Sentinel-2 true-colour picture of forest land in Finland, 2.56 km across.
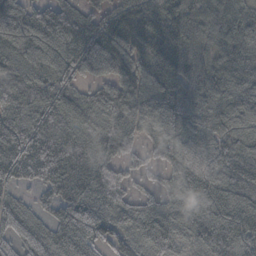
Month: October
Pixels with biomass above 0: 92%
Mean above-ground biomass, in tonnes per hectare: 86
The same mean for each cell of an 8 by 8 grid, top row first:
105 93 76 76 120 118 80 74
91 106 109 117 99 127 70 95
117 94 72 84 92 91 91 81
105 83 121 118 104 112 88 76
106 79 88 107 55 72 75 117
49 67 78 74 34 67 85 114
48 38 73 76 59 72 90 107
53 63 78 63 66 76 87 89
